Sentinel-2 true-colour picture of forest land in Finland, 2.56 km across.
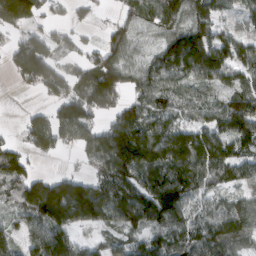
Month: March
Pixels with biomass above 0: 79%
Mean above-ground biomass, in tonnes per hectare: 92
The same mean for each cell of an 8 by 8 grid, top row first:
187 39 17 15 80 107 91 51
67 97 39 57 41 142 133 85
50 118 95 133 77 99 90 84
3 57 109 64 84 65 55 105
33 86 71 168 193 169 141 97
109 47 53 115 113 127 99 66
75 197 179 138 147 119 54 69
66 153 49 41 70 96 116 90
